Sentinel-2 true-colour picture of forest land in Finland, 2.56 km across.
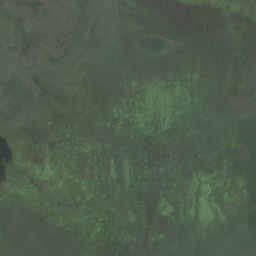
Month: July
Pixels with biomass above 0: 21%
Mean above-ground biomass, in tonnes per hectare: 6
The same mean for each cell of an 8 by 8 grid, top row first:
9 18 32 14 0 0 0 0
10 23 27 15 33 5 0 0
25 11 3 0 0 0 0 0
26 2 0 0 0 0 2 18
0 0 0 0 0 0 0 37
0 0 0 0 0 0 0 36
0 0 0 0 0 1 0 25
0 0 0 0 0 2 6 8
